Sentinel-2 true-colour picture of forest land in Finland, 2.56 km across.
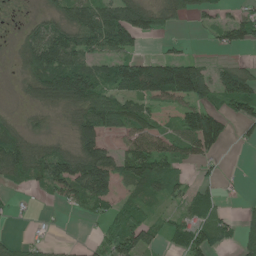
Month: June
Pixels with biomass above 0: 64%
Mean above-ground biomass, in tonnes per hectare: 64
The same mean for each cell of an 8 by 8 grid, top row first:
13 36 82 100 116 49 34 36
31 132 89 82 13 13 11 39
17 131 129 96 149 209 86 120
11 41 86 115 83 120 92 54
92 51 104 37 84 63 99 12
62 97 142 108 105 53 16 4
6 6 40 43 46 23 54 11
18 15 3 63 59 38 72 47
